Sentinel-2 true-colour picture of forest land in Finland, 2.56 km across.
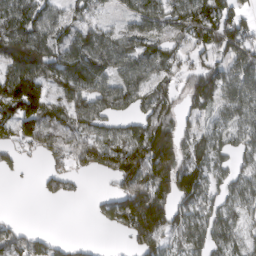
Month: March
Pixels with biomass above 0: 72%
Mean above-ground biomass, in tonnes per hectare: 91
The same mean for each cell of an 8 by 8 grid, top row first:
130 90 54 16 98 92 139 84
188 142 128 104 89 48 97 108
167 106 156 87 91 62 110 96
132 120 103 89 84 66 45 86
83 91 112 109 181 130 86 62
16 53 39 88 163 184 85 60
1 1 0 93 263 86 73 70
90 49 11 3 143 58 96 64
